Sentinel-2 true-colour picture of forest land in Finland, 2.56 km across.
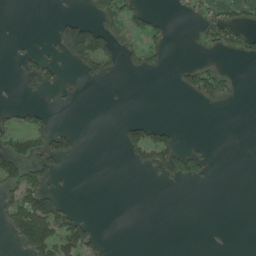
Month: June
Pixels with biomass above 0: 22%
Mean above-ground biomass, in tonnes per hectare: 32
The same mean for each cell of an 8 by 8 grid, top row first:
0 1 25 62 56 5 46 30
9 25 159 86 68 2 27 48
15 61 23 19 5 12 88 11
30 27 2 1 0 0 3 0
75 89 21 1 112 57 9 0
97 62 0 0 6 65 18 0
98 106 13 0 0 0 0 0
45 142 105 5 0 0 4 0
